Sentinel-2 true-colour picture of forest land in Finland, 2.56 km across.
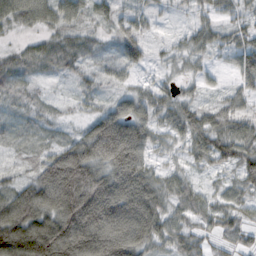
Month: October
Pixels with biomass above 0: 86%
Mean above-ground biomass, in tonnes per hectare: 67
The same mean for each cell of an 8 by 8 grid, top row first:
65 55 39 35 30 9 32 38
21 48 47 22 43 26 46 63
47 18 26 22 15 29 22 49
22 18 17 77 68 64 51 51
21 27 101 186 93 31 90 88
22 142 211 115 95 30 18 65
146 135 212 148 126 35 24 36
156 211 179 170 92 30 18 29
